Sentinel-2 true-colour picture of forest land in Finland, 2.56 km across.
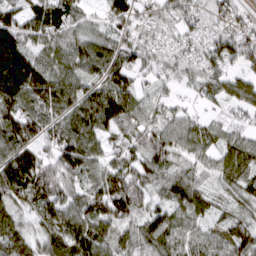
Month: March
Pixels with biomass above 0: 91%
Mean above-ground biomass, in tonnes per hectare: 93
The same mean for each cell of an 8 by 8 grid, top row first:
89 132 75 77 61 85 72 59
155 73 86 81 87 71 74 107
194 118 83 63 35 48 73 75
130 97 126 160 84 55 30 49
141 77 127 62 100 90 76 88
171 158 98 108 103 87 56 101
85 113 102 154 81 87 70 60
109 90 126 91 93 78 75 99
